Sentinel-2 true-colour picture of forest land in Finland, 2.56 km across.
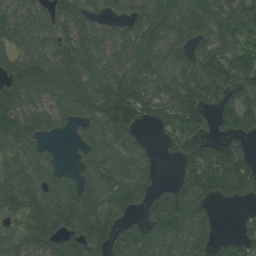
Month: August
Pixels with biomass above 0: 83%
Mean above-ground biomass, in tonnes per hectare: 116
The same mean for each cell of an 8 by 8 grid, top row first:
93 97 109 63 111 122 149 137
84 106 137 96 122 104 130 114
126 132 132 128 128 115 178 147
126 106 110 208 131 160 128 183
121 44 54 95 44 77 95 59
132 89 71 117 93 52 166 184
105 137 158 123 100 243 84 28
95 112 126 118 124 129 113 105
